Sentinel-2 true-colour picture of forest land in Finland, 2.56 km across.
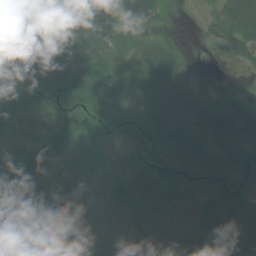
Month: July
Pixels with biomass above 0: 88%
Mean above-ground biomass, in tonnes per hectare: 40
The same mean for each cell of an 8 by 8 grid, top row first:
22 41 19 7 53 4 17 89
24 27 35 16 35 16 21 52
58 38 45 45 35 30 1 3
84 36 27 38 33 43 37 50
34 73 39 36 36 47 48 43
86 42 33 38 63 60 50 40
71 48 32 37 44 32 48 61
43 39 38 29 35 34 75 72
